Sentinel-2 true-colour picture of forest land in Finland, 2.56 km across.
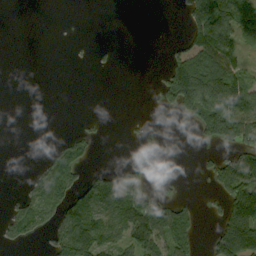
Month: September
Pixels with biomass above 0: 36%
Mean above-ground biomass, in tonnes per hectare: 59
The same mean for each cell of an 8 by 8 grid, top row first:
0 0 0 0 0 5 249 125
0 0 2 5 0 26 170 74
0 0 0 0 0 169 189 111
0 0 0 0 1 51 181 177
0 6 66 0 9 0 45 99
0 90 68 55 33 6 37 159
51 89 135 83 130 64 17 188
45 48 144 90 113 104 36 254
